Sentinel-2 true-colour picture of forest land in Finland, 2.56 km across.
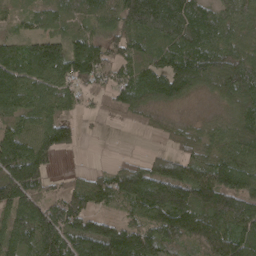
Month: April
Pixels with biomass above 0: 86%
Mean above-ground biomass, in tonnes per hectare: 99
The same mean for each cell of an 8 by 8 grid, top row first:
41 72 76 83 188 172 91 85
74 126 120 73 76 114 113 87
114 93 111 70 114 132 80 145
75 77 38 61 62 19 13 89
134 118 32 1 4 43 79 112
152 70 41 86 124 145 125 122
133 125 117 38 117 187 138 127
103 170 151 179 149 99 119 118
